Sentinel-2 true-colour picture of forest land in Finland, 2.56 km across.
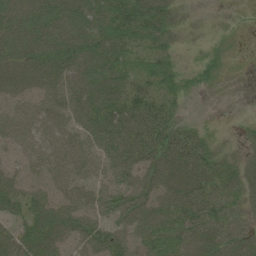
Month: July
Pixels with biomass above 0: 81%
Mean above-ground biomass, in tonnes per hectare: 44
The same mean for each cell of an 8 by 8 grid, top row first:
66 72 70 70 64 19 0 0
55 64 76 59 44 18 5 0
46 48 60 56 44 27 11 0
42 56 56 74 76 27 0 0
42 63 53 66 81 81 27 10
35 41 41 45 66 60 52 34
40 50 48 53 52 46 60 26
43 49 45 55 38 44 43 40
